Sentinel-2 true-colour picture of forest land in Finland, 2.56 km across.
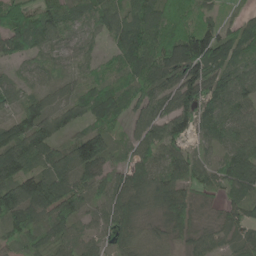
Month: May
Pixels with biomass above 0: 92%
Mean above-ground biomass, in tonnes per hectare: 75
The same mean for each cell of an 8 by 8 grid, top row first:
95 64 64 76 87 62 51 31
67 53 49 39 114 116 158 75
40 36 42 46 85 114 117 91
56 84 82 77 63 117 82 70
126 107 122 49 68 77 45 80
107 95 75 70 80 83 56 97
120 87 67 102 53 99 27 60
46 60 55 57 54 37 59 53
